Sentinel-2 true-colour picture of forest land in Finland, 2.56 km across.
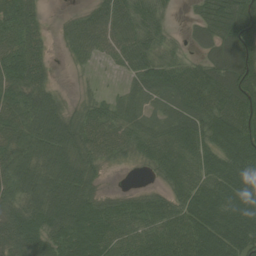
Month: August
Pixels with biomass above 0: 86%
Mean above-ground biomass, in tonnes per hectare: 63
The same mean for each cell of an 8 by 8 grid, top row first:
74 10 30 67 63 8 68 101
77 27 51 46 68 24 50 106
78 36 4 3 57 69 76 96
75 79 32 36 33 48 68 91
68 96 69 63 58 74 65 100
73 81 78 3 6 59 64 93
61 96 85 51 59 60 85 93
71 72 95 73 75 85 100 91
